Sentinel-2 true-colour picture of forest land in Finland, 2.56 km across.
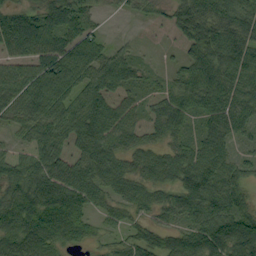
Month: September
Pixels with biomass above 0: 87%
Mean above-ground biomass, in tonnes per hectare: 64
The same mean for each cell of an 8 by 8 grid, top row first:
61 76 59 10 17 63 95 88
78 101 95 36 7 20 99 89
89 68 77 79 35 39 87 75
61 80 68 68 39 66 64 72
26 66 60 71 50 47 68 36
74 77 74 75 60 57 70 55
89 93 67 45 49 67 59 73
68 68 39 27 61 65 84 121
